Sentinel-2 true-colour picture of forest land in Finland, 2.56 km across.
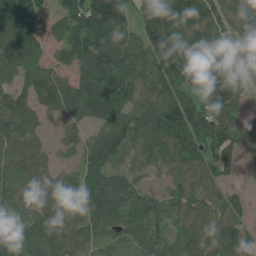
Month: July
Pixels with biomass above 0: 86%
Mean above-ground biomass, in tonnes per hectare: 92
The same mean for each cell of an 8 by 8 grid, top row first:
140 60 138 178 144 177 115 81
131 48 131 125 141 104 84 37
79 119 108 124 106 93 144 68
100 62 107 132 97 122 111 54
87 29 61 108 77 101 86 65
89 84 54 87 23 61 66 17
70 94 88 148 101 69 84 51
57 108 75 58 112 53 101 78
